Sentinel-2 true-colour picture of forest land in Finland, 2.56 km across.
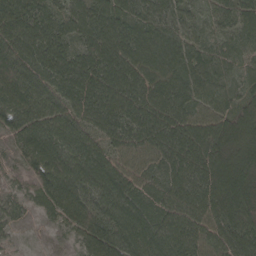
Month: April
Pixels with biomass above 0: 97%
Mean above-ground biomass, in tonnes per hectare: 95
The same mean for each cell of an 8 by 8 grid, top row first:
130 98 107 128 86 73 44 78
125 126 89 136 146 108 65 56
112 98 117 120 111 115 82 49
100 112 102 127 123 115 77 90
42 107 102 69 89 113 129 84
34 103 114 117 68 107 120 110
51 70 92 98 99 93 106 112
23 11 60 109 125 112 84 111
